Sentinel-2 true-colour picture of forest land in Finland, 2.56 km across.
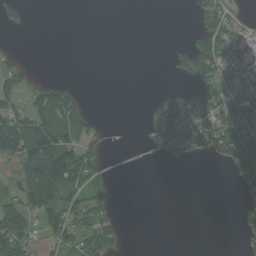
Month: August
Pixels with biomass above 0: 37%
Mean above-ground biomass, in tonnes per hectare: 37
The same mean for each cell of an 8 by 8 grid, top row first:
28 0 0 0 0 0 52 20
9 0 0 0 0 11 78 55
38 9 2 0 0 11 62 48
61 93 56 0 7 97 82 79
110 115 68 13 11 79 78 117
40 163 77 14 0 0 0 64
74 87 65 30 0 0 0 18
82 28 64 48 0 0 0 13
